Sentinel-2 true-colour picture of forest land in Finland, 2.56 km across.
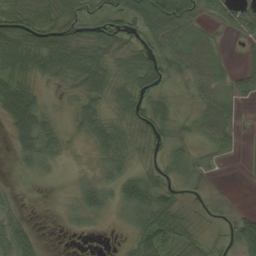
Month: September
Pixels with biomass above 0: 69%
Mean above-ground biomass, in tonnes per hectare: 32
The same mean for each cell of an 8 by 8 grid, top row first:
53 47 40 46 78 93 18 37
70 67 44 41 40 41 33 8
53 21 41 37 44 13 43 25
66 17 31 23 44 16 49 12
31 33 5 42 20 23 23 9
4 8 9 28 37 19 7 1
14 0 31 21 67 51 9 8
45 1 1 1 63 71 21 58
